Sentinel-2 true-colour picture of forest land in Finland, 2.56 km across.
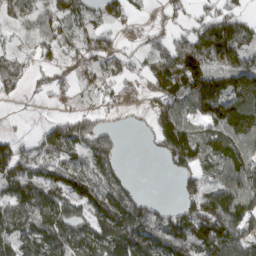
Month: March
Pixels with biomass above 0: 73%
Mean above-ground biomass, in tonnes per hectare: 84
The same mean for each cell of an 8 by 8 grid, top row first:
62 98 83 74 11 31 54 57
20 66 86 55 26 90 138 103
67 44 50 55 35 166 150 117
2 8 46 18 17 84 115 154
57 90 81 69 5 102 130 146
132 89 91 84 0 48 60 114
120 137 62 129 78 52 152 138
111 138 110 148 130 120 170 106
